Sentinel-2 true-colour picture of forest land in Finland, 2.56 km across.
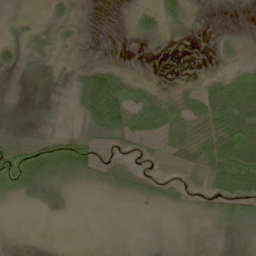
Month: May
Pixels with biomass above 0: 49%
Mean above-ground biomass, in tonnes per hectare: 27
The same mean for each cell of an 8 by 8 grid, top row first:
6 10 4 0 21 22 0 0
15 20 6 0 0 0 0 6
2 1 35 69 11 4 21 37
4 1 36 100 55 44 63 73
50 76 78 38 27 42 54 92
111 77 45 46 41 27 44 88
11 22 3 6 17 25 25 44
0 0 0 0 0 0 0 5
